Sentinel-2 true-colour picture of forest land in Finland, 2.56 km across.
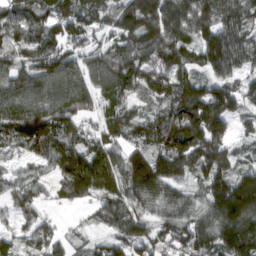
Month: March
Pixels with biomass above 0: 91%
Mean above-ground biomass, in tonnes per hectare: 112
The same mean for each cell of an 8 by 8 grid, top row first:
123 114 128 96 158 150 136 124
129 121 99 93 125 107 138 113
126 125 113 133 122 128 99 65
138 147 112 106 48 148 184 74
73 140 120 123 96 169 192 37
49 53 192 163 148 107 130 89
72 33 36 121 86 104 133 184
57 87 35 73 62 76 120 161
